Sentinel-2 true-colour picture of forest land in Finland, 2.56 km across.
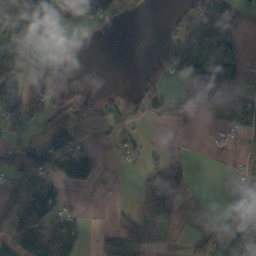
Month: October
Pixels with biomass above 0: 49%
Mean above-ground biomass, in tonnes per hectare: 47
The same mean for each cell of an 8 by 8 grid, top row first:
94 93 45 7 1 40 142 29
135 72 11 0 0 104 82 37
102 37 0 0 24 33 74 33
89 38 59 40 37 33 20 83
57 71 52 34 21 0 6 23
80 87 71 8 26 31 0 24
66 87 14 11 46 16 3 77
85 94 49 46 54 3 87 81
